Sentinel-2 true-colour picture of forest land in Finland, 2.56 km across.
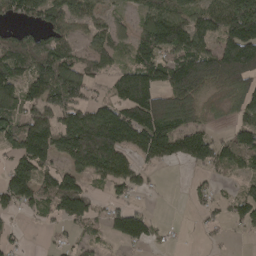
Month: April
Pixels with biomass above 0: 69%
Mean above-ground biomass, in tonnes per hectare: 92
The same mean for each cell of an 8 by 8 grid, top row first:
60 112 93 43 82 123 107 177
132 118 46 87 101 150 95 207
123 148 111 58 120 134 115 130
93 119 105 117 170 160 36 72
112 158 189 187 122 123 104 104
140 76 102 126 38 1 31 56
66 65 122 47 29 0 35 81
23 7 37 42 75 5 9 5
